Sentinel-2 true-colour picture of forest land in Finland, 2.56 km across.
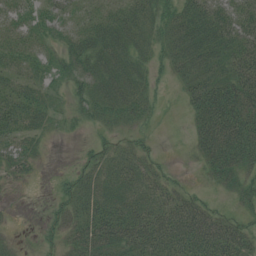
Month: July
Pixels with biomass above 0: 78%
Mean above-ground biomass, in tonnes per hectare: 39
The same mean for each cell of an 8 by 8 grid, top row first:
36 38 29 39 45 49 55 60
33 23 51 62 32 52 64 56
30 29 43 65 33 25 58 64
52 34 23 47 34 4 75 70
40 11 6 18 18 3 67 81
25 2 27 45 40 11 26 48
2 13 36 50 48 53 32 26
7 15 38 54 62 67 71 51
